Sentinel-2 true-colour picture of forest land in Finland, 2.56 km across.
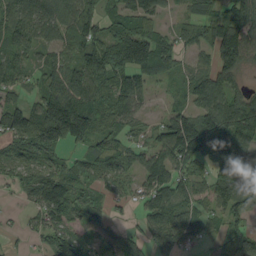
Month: September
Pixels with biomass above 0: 81%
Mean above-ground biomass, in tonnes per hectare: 80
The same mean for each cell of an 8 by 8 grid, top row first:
78 94 105 69 80 26 66 63
80 59 98 131 146 83 62 144
56 61 109 109 59 46 84 51
86 147 158 77 28 63 96 136
73 144 69 84 50 139 110 131
33 85 69 70 71 85 70 133
10 109 88 34 55 103 51 71
11 55 63 68 49 97 37 67
